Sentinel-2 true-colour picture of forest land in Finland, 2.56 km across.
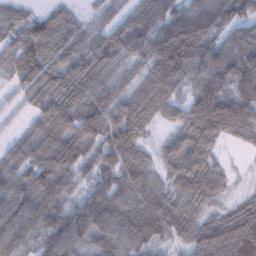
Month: February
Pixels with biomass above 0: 92%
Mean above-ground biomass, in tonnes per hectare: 98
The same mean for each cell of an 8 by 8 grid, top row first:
60 64 30 47 97 120 167 105
91 96 85 95 103 212 123 134
59 96 102 73 73 108 133 147
26 108 122 100 101 64 195 165
56 112 119 122 58 81 101 47
101 132 66 89 90 95 74 13
130 114 85 127 132 93 49 66
109 114 98 116 98 55 112 145
